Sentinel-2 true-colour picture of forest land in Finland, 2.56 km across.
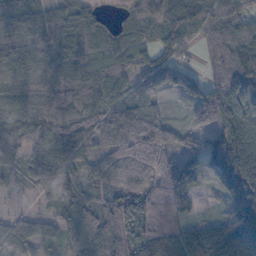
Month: October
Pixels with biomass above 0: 93%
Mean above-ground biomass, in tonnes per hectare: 80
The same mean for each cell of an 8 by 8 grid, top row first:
70 62 66 9 52 82 71 64
81 79 73 55 41 49 63 90
112 97 68 70 63 49 49 105
99 110 93 77 74 12 79 86
63 106 99 65 79 59 63 65
29 101 70 72 85 153 57 110
11 33 103 96 125 112 6 107
90 42 88 130 123 164 178 178
